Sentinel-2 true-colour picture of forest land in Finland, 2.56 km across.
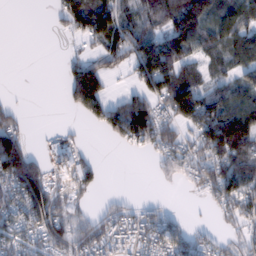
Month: February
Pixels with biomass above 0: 63%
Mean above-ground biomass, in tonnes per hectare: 78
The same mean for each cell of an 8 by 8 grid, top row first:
0 10 147 135 76 144 119 117
0 0 23 99 127 165 76 98
0 0 156 37 111 147 50 65
34 0 58 107 154 139 151 149
107 43 37 25 74 76 133 157
161 87 96 0 0 48 96 116
92 126 28 36 41 6 17 78
83 85 71 81 101 99 38 35
